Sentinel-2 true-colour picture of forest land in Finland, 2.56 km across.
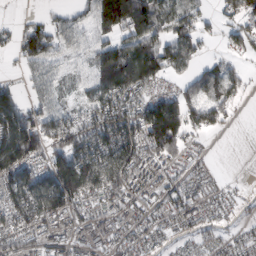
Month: February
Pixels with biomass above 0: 76%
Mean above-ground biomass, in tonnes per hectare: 75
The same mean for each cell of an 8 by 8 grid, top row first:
5 24 40 148 140 86 27 74
45 84 41 83 114 92 15 47
16 67 30 121 123 38 68 49
109 75 57 137 125 138 80 10
168 99 130 159 140 102 10 0
116 110 186 146 87 46 32 3
107 131 77 68 46 60 60 18
72 58 42 47 51 29 43 42
